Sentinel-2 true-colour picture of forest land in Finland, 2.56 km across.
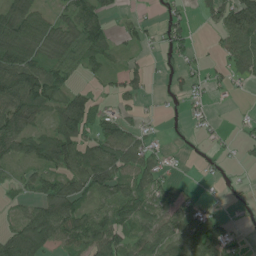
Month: June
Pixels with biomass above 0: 65%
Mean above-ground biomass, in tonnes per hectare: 54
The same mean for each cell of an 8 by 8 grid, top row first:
110 46 82 28 12 24 36 120
117 77 98 42 20 35 7 108
105 84 23 26 36 19 23 27
93 48 97 27 15 5 12 4
76 79 86 93 53 3 10 16
22 54 85 93 87 14 6 3
21 90 65 68 79 71 28 10
92 81 63 90 70 81 110 32
